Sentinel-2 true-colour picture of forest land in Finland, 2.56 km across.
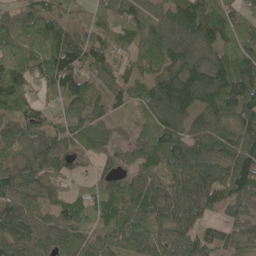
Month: May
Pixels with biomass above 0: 91%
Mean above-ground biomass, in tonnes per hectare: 85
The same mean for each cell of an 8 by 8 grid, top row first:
56 88 25 75 90 103 113 67
70 107 114 57 63 105 92 83
125 101 90 52 61 145 154 111
73 56 73 41 50 127 88 109
68 96 65 57 70 101 100 114
101 82 36 62 71 79 120 150
117 61 75 70 82 89 66 72
105 68 61 76 96 90 67 80
